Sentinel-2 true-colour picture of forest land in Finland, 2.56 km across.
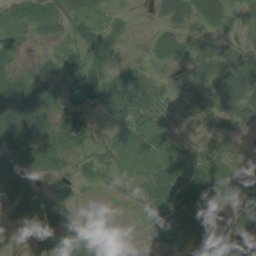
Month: July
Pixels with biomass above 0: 81%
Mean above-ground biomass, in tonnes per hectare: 40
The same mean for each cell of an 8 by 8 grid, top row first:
51 61 53 26 1 53 55 20
30 13 50 51 10 60 24 20
68 56 51 59 43 20 58 71
117 55 54 45 43 12 18 51
84 53 46 32 22 27 22 4
55 32 33 23 32 82 64 32
45 65 17 4 23 79 58 24
10 47 44 11 5 36 38 27
